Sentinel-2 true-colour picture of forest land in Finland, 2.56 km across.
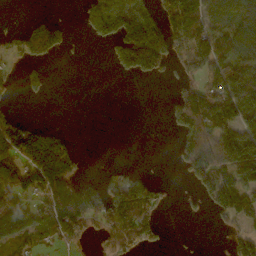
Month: October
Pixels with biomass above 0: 50%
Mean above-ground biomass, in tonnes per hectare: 76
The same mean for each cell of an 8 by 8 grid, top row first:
3 18 22 172 107 144 101 95
57 119 3 59 222 113 160 122
28 28 0 4 37 41 94 147
29 0 0 0 0 77 158 143
134 110 11 0 0 41 138 171
117 166 48 37 39 8 125 117
102 119 180 161 135 5 47 143
73 39 62 87 89 3 0 65
